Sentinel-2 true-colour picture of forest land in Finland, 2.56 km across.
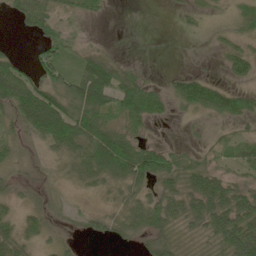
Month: May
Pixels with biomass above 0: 67%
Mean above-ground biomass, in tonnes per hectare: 40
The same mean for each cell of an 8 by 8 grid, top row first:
27 52 28 4 0 7 18 40
5 42 23 7 0 0 6 29
81 51 78 89 36 28 37 22
54 102 90 76 81 17 57 55
23 41 77 103 40 11 18 36
13 10 40 62 64 55 65 20
20 20 10 20 56 52 84 75
48 17 9 19 29 31 32 98
